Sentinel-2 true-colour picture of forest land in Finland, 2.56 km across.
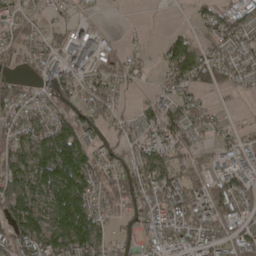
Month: April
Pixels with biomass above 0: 70%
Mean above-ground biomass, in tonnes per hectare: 53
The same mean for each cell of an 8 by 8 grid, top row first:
41 22 11 0 1 0 46 70
50 47 78 30 11 56 47 50
35 46 43 58 13 59 57 37
51 51 52 41 28 50 32 6
65 95 100 34 61 60 23 35
86 111 109 61 72 67 44 52
94 80 113 39 64 75 72 50
79 81 107 48 36 46 54 65
